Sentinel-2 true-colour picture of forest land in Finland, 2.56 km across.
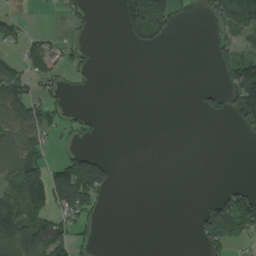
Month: August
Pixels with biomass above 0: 32%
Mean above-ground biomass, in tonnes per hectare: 39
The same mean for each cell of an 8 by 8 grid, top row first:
24 2 21 5 214 50 33 112
27 56 19 0 36 0 18 46
75 43 19 0 0 0 0 134
82 55 18 0 0 0 33 95
83 26 18 0 0 0 0 5
91 101 136 33 0 0 0 0
97 100 93 3 0 0 55 124
112 117 32 0 0 0 47 34
